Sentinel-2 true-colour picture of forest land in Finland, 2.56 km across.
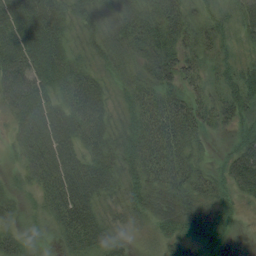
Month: August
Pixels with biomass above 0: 95%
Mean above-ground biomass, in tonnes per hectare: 51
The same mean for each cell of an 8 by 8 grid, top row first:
80 83 53 61 57 64 38 46
83 81 30 58 56 58 41 28
88 57 57 31 45 47 29 65
66 67 71 34 59 62 48 62
38 78 58 52 70 65 13 51
21 66 84 49 63 59 40 81
31 44 86 28 44 63 31 20
35 15 58 41 12 41 33 4
